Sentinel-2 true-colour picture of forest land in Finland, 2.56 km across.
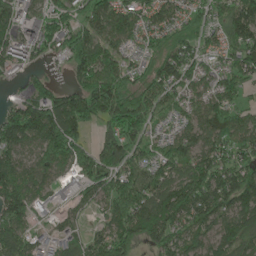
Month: May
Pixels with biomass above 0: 85%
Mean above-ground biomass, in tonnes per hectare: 100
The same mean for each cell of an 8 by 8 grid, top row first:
89 73 74 138 98 73 68 121
77 66 139 95 60 103 64 107
19 48 90 139 86 111 71 87
112 190 162 125 111 67 112 68
117 160 105 90 83 103 94 92
123 78 81 110 113 106 147 137
134 38 41 105 129 142 153 148
119 34 67 130 81 97 92 130
